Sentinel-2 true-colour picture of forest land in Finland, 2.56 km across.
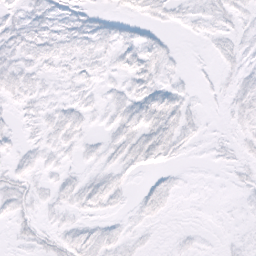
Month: February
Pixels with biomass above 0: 56%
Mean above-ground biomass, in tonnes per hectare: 5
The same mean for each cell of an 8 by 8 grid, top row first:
6 7 8 6 7 5 7 5
8 8 7 7 11 2 2 5
8 4 5 4 9 4 1 6
3 5 6 6 11 10 1 6
3 6 4 6 12 8 2 4
8 4 5 7 4 3 0 3
8 4 6 4 7 2 0 1
4 7 9 7 3 2 1 2
